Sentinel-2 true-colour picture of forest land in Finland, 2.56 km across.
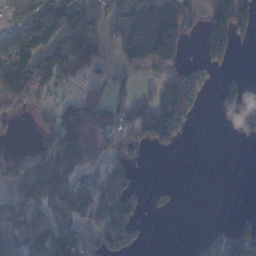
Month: November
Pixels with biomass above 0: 52%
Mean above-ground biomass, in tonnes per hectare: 65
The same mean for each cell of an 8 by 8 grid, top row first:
47 84 45 88 212 151 87 155
110 68 86 41 195 91 117 24
125 57 20 34 19 105 50 27
45 34 81 51 79 144 4 48
7 55 114 36 46 42 0 0
67 166 60 67 3 0 0 0
109 98 94 102 29 15 0 2
100 102 69 79 14 0 46 99
